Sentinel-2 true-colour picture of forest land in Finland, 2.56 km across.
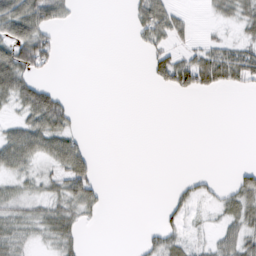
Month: February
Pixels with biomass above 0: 41%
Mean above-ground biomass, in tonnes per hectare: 22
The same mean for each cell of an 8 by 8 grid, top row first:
79 56 3 0 54 29 8 36
65 46 0 0 18 24 29 31
63 15 0 0 6 59 49 38
17 82 4 0 0 0 0 0
58 49 24 0 0 0 0 0
25 20 59 0 0 2 12 22
25 27 35 2 0 24 10 41
29 19 19 0 14 27 12 47
